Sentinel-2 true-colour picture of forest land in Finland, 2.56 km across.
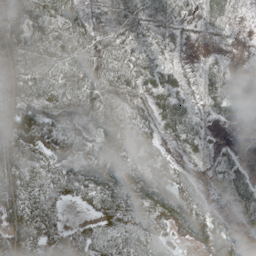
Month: May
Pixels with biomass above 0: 88%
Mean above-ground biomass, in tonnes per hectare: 50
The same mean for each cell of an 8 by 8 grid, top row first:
70 79 54 39 59 41 28 7
47 54 59 58 39 20 21 6
58 57 61 70 61 37 49 10
61 59 67 57 57 80 35 27
70 50 44 62 56 39 23 5
70 60 58 67 72 47 23 32
81 64 15 60 77 75 40 40
70 65 50 52 64 27 62 42
